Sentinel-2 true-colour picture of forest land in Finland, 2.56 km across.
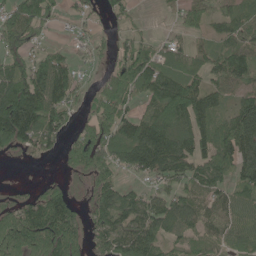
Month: June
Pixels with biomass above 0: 75%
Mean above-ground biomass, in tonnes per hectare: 81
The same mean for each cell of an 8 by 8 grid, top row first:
92 54 32 39 7 26 60 65
53 44 29 29 66 52 46 93
116 132 45 78 135 115 72 103
160 121 36 116 65 165 94 98
93 62 92 116 166 113 91 148
0 10 42 74 62 90 103 74
79 138 47 101 97 94 80 62
144 163 80 82 119 50 53 45
